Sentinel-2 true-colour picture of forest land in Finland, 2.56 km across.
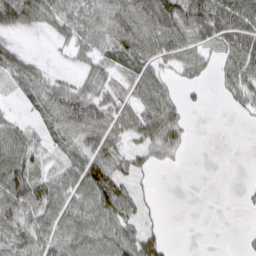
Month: March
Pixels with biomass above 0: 73%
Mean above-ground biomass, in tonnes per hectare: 48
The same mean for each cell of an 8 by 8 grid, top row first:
93 60 57 81 89 92 100 99
35 8 49 59 78 78 50 92
47 48 37 48 62 27 17 74
21 55 81 66 64 41 5 20
69 30 50 61 45 45 0 0
92 40 65 68 20 0 0 1
71 68 62 80 23 0 0 4
56 65 72 77 60 2 0 5
